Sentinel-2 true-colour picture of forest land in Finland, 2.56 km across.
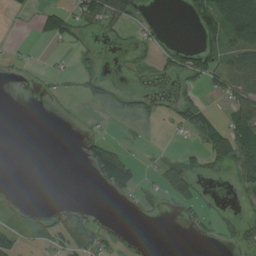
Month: August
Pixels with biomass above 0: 35%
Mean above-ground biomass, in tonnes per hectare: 21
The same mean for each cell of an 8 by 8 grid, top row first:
5 25 32 70 32 0 59 123
5 3 12 4 15 17 30 60
4 9 21 10 4 14 37 71
0 4 4 6 14 34 27 54
0 0 14 22 6 3 39 60
0 0 0 68 9 58 17 37
12 6 14 1 12 11 11 6
25 18 31 20 1 0 7 18
